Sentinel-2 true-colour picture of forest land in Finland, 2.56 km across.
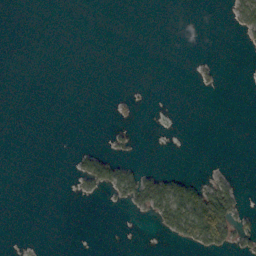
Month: October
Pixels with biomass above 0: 11%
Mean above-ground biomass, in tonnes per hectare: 8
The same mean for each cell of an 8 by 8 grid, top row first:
0 0 0 0 0 0 0 24
0 0 0 0 0 0 0 2
0 0 0 0 0 0 5 0
0 0 0 3 1 0 0 0
0 0 2 7 0 0 0 0
0 0 27 50 34 17 9 2
0 0 0 4 32 66 106 26
0 0 0 0 0 20 61 21
